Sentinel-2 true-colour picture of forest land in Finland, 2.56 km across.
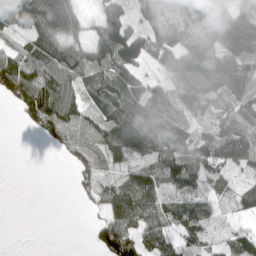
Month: April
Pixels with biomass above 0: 77%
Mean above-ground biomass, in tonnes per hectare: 82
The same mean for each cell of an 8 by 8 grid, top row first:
137 162 72 82 57 78 123 118
70 99 81 145 103 99 111 159
124 120 85 98 48 107 153 125
27 145 92 76 90 110 108 92
0 29 74 98 92 134 136 134
0 0 36 42 104 134 105 25
0 0 6 88 114 78 87 34
0 0 0 134 80 44 50 67
